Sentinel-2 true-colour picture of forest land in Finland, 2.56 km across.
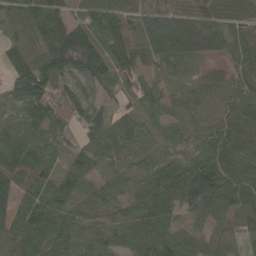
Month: May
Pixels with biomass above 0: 94%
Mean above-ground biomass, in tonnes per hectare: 84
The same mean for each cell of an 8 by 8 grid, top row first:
71 134 52 122 72 102 106 79
82 133 206 125 110 121 116 77
97 122 93 73 36 25 42 64
71 114 81 47 37 59 54 77
119 56 51 80 60 42 82 87
114 52 86 37 63 155 144 99
98 97 63 59 77 71 122 89
90 100 70 62 75 73 54 33
